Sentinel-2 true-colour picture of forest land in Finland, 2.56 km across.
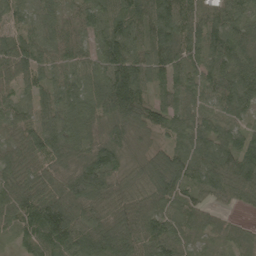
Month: May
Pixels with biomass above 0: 97%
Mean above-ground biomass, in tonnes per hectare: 86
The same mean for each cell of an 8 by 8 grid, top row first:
45 59 64 108 120 125 101 78
82 68 62 140 77 120 100 100
76 59 61 139 73 78 75 101
70 78 84 138 97 76 57 61
68 104 86 104 48 57 90 93
75 80 125 80 87 113 88 120
99 128 124 88 84 58 54 34
30 91 100 127 103 79 38 64
